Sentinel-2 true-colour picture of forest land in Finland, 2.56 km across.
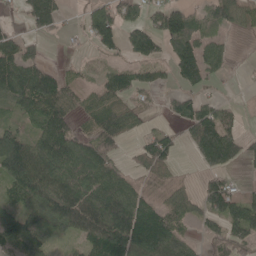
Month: May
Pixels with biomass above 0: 68%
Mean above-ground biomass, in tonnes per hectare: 69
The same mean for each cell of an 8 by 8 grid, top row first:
8 92 21 94 56 98 56 66
65 8 5 49 99 94 74 2
115 106 27 57 41 51 51 3
44 111 47 68 36 48 84 19
123 106 78 57 49 41 163 67
126 120 99 80 32 21 46 11
52 103 118 124 92 66 75 85
88 44 54 148 165 84 37 67
